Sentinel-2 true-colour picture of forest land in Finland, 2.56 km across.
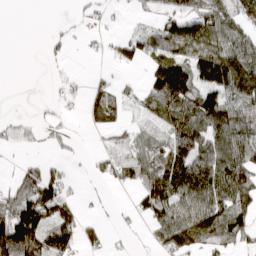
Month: March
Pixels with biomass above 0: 58%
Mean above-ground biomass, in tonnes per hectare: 59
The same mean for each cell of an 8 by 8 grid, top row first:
0 0 8 5 8 55 85 60
0 10 3 19 56 97 124 97
0 3 3 20 29 175 97 152
3 7 9 57 38 109 133 80
21 13 3 18 50 84 80 109
31 72 3 31 76 112 122 157
126 129 34 4 55 87 122 101
179 113 70 7 5 86 76 56
